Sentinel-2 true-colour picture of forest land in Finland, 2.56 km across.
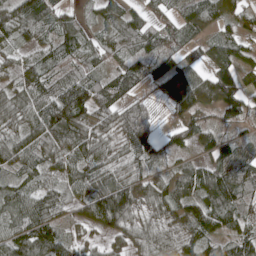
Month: May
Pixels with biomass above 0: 90%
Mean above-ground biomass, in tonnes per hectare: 83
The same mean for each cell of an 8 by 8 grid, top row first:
101 90 42 71 57 59 85 63
57 63 79 65 80 57 63 67
74 82 97 59 62 150 66 72
97 129 139 95 98 86 52 70
100 102 95 62 112 57 56 69
62 55 88 100 78 68 94 105
99 111 69 182 70 81 113 80
108 133 48 57 71 63 91 83
